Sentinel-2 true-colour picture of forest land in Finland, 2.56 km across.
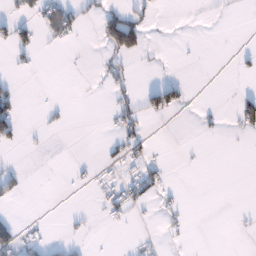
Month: January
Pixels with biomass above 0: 14%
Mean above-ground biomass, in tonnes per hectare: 12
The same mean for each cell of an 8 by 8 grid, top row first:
23 39 25 40 27 1 2 1
38 6 2 75 46 1 0 3
9 0 0 21 0 15 0 4
34 7 0 16 38 31 7 42
17 2 0 11 21 0 1 1
15 0 5 8 33 2 0 0
2 0 1 22 10 13 0 1
43 10 7 0 6 5 0 3
